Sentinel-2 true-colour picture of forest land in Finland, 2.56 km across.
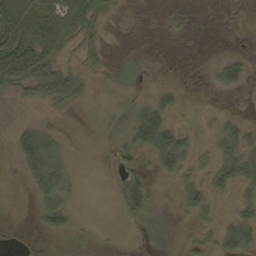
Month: October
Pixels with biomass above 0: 48%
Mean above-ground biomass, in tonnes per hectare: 20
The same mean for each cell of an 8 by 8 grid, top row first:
69 51 49 6 1 3 0 0
60 36 29 3 1 0 0 1
46 73 36 12 7 3 5 24
1 10 11 22 41 16 3 3
24 49 7 16 40 47 7 42
3 57 11 2 18 26 24 47
0 41 7 7 31 9 26 21
5 5 1 3 5 7 19 47
